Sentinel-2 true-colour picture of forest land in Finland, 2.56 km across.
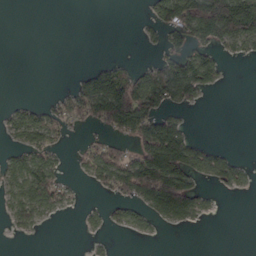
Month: March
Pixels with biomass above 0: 40%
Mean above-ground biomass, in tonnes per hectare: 44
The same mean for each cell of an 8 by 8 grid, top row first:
0 0 0 0 8 115 205 209
0 0 0 0 6 38 62 37
0 0 27 85 46 101 57 0
22 37 47 159 100 26 1 0
22 48 12 46 110 134 17 0
61 82 14 78 173 174 44 35
50 50 9 25 52 127 19 0
5 0 1 4 5 0 0 0
